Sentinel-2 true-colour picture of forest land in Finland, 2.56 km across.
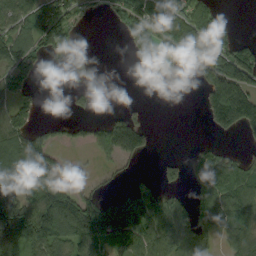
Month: September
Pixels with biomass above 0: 57%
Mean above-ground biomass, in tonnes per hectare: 78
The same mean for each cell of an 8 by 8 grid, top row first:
94 111 32 33 111 130 92 2
114 71 40 0 54 137 181 97
77 1 20 0 4 5 127 192
79 0 21 19 10 0 61 194
93 51 4 128 78 0 16 11
100 143 68 13 11 24 92 94
172 178 158 113 142 75 86 108
140 140 119 122 112 105 56 105
